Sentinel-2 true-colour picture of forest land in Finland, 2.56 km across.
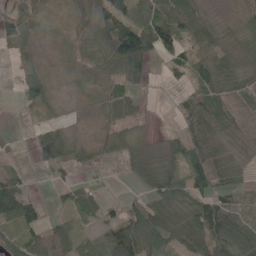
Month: May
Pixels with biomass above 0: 75%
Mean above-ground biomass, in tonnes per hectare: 42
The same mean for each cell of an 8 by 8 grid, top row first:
29 18 45 89 45 57 21 18
38 6 41 77 99 65 34 26
13 25 30 72 34 11 63 39
4 19 8 39 12 23 61 15
3 74 28 33 25 30 55 32
32 12 12 2 51 60 75 25
100 19 54 17 52 88 63 45
33 100 25 77 92 65 75 76
